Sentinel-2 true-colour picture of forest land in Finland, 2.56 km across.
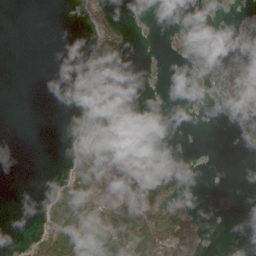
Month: April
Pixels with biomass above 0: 26%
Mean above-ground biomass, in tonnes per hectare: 22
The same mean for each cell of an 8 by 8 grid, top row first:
0 0 0 8 1 0 2 0
0 0 1 61 0 1 2 2
0 0 1 26 1 0 5 23
0 0 25 64 4 0 0 0
0 0 60 146 10 0 0 0
0 1 81 58 50 19 0 0
0 32 130 84 90 34 0 0
1 67 78 36 120 77 3 0
